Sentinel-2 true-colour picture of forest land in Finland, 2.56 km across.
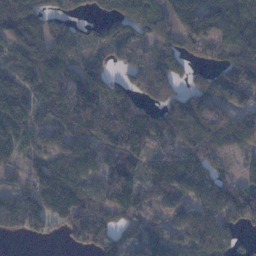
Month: November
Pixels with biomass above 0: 82%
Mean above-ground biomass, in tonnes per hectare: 103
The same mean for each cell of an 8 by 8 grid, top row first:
145 84 29 76 146 84 103 121
97 108 56 90 69 78 77 127
92 132 100 69 88 76 85 137
140 97 185 126 66 111 138 75
118 68 111 109 91 102 105 69
76 151 119 133 102 152 124 70
119 152 190 162 114 93 95 169
19 27 92 109 91 69 129 54
